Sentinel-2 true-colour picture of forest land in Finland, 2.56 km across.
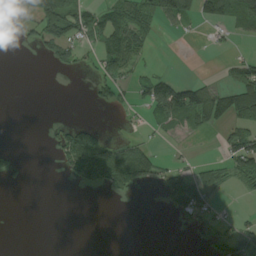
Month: August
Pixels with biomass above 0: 33%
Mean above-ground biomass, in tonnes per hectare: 40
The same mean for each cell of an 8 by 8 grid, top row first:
67 141 81 74 61 102 80 94
6 78 39 111 52 0 6 7
0 0 3 63 61 47 19 61
0 0 0 6 29 104 109 81
2 10 142 69 40 9 0 84
19 0 72 119 97 47 37 53
0 0 0 0 1 46 35 5
0 0 0 0 0 0 22 81
